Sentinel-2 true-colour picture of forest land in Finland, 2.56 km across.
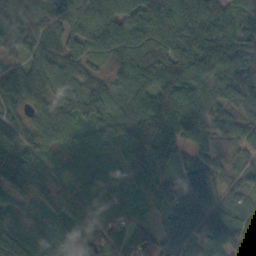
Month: October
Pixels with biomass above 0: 96%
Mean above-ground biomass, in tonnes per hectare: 92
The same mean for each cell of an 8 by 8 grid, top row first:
89 105 85 102 140 128 126 70
84 84 64 82 81 99 146 131
76 79 76 57 80 149 95 149
41 67 96 80 79 119 74 63
93 71 90 65 85 81 58 41
124 114 91 102 68 89 158 47
68 97 87 101 65 89 109 58
73 103 104 108 107 111 132 97
